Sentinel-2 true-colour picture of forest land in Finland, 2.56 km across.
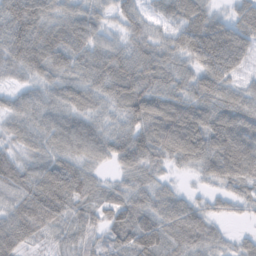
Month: November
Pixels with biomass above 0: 94%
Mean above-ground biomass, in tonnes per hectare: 72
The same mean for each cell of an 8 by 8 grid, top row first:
101 77 74 44 52 66 65 62
82 90 76 59 66 68 116 79
27 56 66 98 85 67 79 40
62 71 70 52 108 105 86 90
49 64 87 74 102 109 90 100
79 94 87 28 66 20 46 80
76 118 62 63 78 75 40 28
93 37 59 67 111 85 63 27
